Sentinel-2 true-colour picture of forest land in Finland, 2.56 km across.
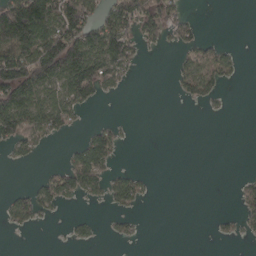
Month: April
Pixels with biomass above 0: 36%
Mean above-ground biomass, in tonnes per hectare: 45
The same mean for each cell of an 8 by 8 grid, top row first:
203 166 155 92 84 47 0 0
136 150 151 129 27 27 44 8
170 126 140 65 1 27 65 11
141 88 32 0 0 0 5 0
49 15 34 60 0 0 0 0
0 34 104 47 17 0 0 10
48 35 5 22 9 0 0 31
0 0 19 12 4 0 3 18
